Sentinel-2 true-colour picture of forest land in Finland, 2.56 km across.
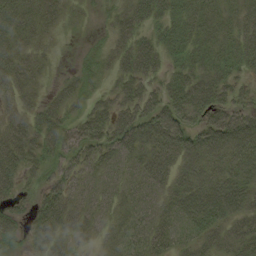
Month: August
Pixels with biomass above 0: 87%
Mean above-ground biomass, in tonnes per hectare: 38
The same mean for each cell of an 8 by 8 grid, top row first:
60 45 17 19 41 41 37 29
48 20 4 27 46 36 40 41
45 15 25 21 41 35 44 23
33 36 27 50 49 52 43 32
56 42 44 51 59 59 56 65
40 27 28 30 41 46 49 47
25 52 36 30 28 40 57 53
18 39 21 22 29 30 37 48
